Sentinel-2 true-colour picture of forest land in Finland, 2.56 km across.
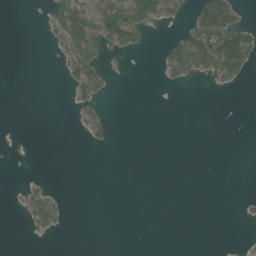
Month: July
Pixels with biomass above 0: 16%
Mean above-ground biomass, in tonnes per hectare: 14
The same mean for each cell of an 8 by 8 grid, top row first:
0 11 64 93 68 16 89 28
0 5 59 29 11 41 63 103
0 0 51 9 0 21 12 25
0 0 18 4 0 0 0 0
0 0 2 11 0 0 0 0
0 3 0 0 0 0 0 0
5 55 0 0 0 0 0 4
0 3 0 0 0 0 0 2
